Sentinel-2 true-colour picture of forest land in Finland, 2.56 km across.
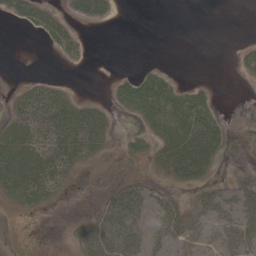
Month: May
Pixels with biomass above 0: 42%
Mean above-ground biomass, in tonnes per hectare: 21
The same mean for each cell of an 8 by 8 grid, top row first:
24 28 18 8 0 0 0 0
0 11 15 0 0 0 0 6
2 10 0 9 39 12 2 3
20 44 35 15 46 56 40 0
48 43 54 11 19 64 62 7
58 47 9 4 14 31 20 7
17 12 0 35 42 35 34 31
1 0 25 46 38 39 19 36
